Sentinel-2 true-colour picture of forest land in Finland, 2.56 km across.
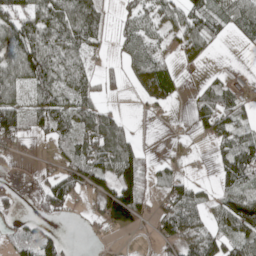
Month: May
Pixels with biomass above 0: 62%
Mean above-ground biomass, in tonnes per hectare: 51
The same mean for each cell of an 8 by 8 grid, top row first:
91 90 103 20 52 55 70 82
106 87 64 19 53 35 32 7
83 82 56 29 48 30 21 20
133 97 73 33 9 4 71 53
46 23 64 74 13 5 16 68
6 32 82 67 72 31 3 85
21 47 10 112 66 72 39 132
35 45 3 3 1 51 74 74
